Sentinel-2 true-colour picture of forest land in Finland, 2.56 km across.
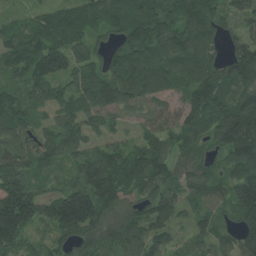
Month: July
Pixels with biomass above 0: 94%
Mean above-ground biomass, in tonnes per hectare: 112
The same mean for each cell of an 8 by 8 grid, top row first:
38 93 112 109 143 119 130 69
122 150 85 86 143 131 96 94
72 111 97 146 158 106 143 144
128 66 107 113 93 94 150 179
91 112 86 67 92 98 80 176
156 48 90 148 140 102 112 128
224 117 207 110 100 97 72 153
112 57 96 96 116 51 70 121
